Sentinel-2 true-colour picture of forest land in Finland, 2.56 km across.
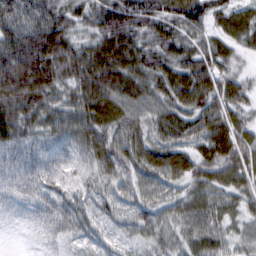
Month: March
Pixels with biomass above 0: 97%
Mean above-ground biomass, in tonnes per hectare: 73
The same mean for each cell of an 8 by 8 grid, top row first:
87 90 62 110 106 88 92 63
118 130 75 103 85 77 66 48
127 106 91 107 94 90 85 49
102 88 88 89 72 73 84 61
64 48 72 95 84 72 76 84
42 50 45 66 73 72 75 73
33 54 69 49 66 60 68 46
5 32 38 34 39 51 73 39
